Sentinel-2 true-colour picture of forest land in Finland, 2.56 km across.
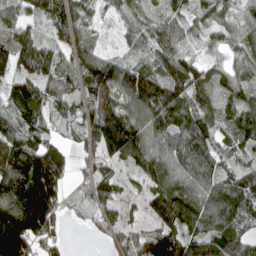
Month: April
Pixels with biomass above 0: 89%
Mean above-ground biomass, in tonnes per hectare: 101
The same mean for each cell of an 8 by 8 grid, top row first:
66 100 88 39 79 62 64 64
130 80 82 15 67 76 48 82
83 104 109 156 142 136 83 84
110 90 84 180 119 129 79 111
114 68 57 175 117 102 102 89
144 221 24 79 83 91 115 105
171 184 71 74 53 152 135 120
205 99 1 69 112 141 138 108
